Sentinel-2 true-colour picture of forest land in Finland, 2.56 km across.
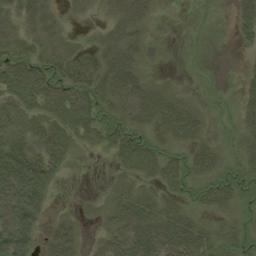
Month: August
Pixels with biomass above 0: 68%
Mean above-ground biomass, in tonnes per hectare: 38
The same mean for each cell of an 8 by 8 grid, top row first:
40 45 10 32 39 3 4 42
34 40 26 52 34 3 3 10
59 64 56 61 34 6 6 11
44 51 64 40 54 59 16 29
52 60 24 37 45 32 26 24
87 51 0 14 30 45 38 42
94 26 8 42 63 37 27 28
75 35 28 46 80 79 42 32
